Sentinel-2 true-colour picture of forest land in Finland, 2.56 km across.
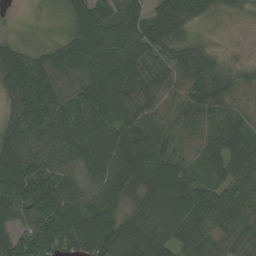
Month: August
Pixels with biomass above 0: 94%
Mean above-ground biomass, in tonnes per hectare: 68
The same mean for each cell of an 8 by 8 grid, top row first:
1 5 70 59 50 86 28 14
44 38 76 75 67 50 23 5
68 87 75 103 65 68 67 35
43 94 118 114 70 46 56 39
87 85 108 112 98 28 43 71
121 97 48 94 74 78 33 55
82 108 113 96 57 71 81 67
85 115 107 88 79 61 42 35
